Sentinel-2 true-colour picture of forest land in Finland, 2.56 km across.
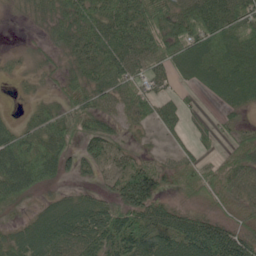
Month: June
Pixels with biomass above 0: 81%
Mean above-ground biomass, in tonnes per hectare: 51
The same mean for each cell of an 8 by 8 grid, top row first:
5 32 65 74 85 65 80 69
5 22 64 80 76 77 88 79
13 17 48 73 56 36 68 94
8 41 61 37 44 37 9 25
76 66 43 43 9 16 18 39
97 60 34 46 100 44 58 45
23 30 45 54 81 36 29 31
35 62 64 72 60 61 88 67
